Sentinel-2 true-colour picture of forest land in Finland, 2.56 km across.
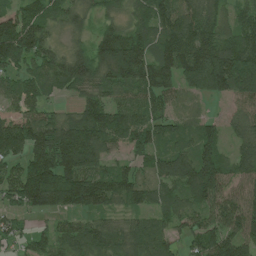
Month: July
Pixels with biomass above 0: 89%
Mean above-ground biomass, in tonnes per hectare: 102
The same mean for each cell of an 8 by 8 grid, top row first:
101 82 64 49 82 108 89 76
154 91 61 176 122 146 153 156
66 81 132 114 136 106 150 178
58 57 94 117 91 60 19 64
127 154 172 81 87 84 91 72
86 150 176 112 56 139 176 99
66 118 99 59 67 86 108 133
47 65 101 95 101 59 121 133
